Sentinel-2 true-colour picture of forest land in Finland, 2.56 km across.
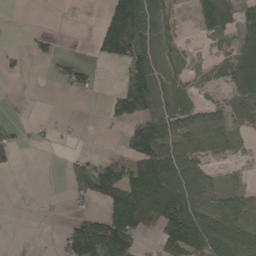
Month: May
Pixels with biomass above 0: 52%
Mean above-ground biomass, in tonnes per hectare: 58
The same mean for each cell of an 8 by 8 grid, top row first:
0 0 0 112 132 23 109 53
10 23 0 118 63 30 11 71
7 8 48 2 106 46 24 105
0 1 0 40 95 84 50 66
29 10 4 2 170 79 58 27
4 0 64 134 178 120 41 11
0 0 13 101 170 130 76 78
2 1 195 194 30 104 122 104
